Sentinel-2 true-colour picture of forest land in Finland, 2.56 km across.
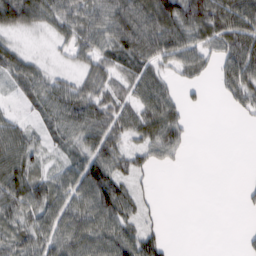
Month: February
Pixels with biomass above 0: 73%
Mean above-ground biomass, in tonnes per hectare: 48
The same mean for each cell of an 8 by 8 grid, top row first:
93 60 57 81 89 92 100 99
35 8 49 59 78 78 50 92
47 48 37 48 62 27 17 74
21 55 81 66 64 41 5 20
69 30 50 61 45 45 0 0
92 40 65 68 20 0 0 1
71 68 62 80 23 0 0 4
56 65 72 77 60 2 0 5
